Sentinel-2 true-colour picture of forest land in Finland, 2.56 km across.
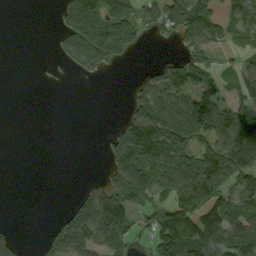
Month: September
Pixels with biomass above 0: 53%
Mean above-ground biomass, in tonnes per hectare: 83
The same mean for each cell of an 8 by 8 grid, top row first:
0 1 188 176 75 156 111 85
0 3 176 173 18 25 89 56
0 4 14 2 52 115 77 89
0 0 0 0 139 175 165 111
0 0 0 62 262 172 105 191
0 0 2 91 157 153 237 110
0 0 66 181 71 111 141 87
26 47 114 125 29 163 164 151
